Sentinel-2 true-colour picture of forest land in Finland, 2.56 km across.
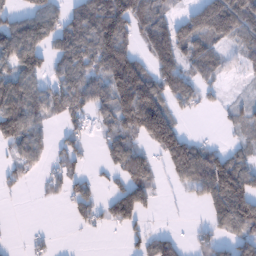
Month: January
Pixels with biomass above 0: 61%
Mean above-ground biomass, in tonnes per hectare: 78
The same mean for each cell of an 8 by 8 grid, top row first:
62 111 101 196 113 55 185 146
147 90 131 161 57 145 100 52
134 68 107 135 152 125 56 11
181 78 72 95 205 66 14 39
77 39 36 61 51 140 42 33
36 31 37 24 78 75 175 109
1 3 49 60 69 4 64 140
3 15 2 1 44 14 44 66
